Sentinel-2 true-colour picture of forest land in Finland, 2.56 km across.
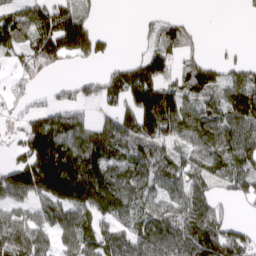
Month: March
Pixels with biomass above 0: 71%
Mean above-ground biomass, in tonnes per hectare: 96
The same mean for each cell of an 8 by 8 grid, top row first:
89 132 90 0 13 24 0 5
68 138 134 31 39 108 11 16
51 26 38 75 157 91 100 91
36 79 46 63 223 182 95 148
51 215 130 123 127 87 124 131
116 244 256 129 115 110 95 111
63 98 112 147 91 99 97 12
144 64 99 102 108 114 137 89
